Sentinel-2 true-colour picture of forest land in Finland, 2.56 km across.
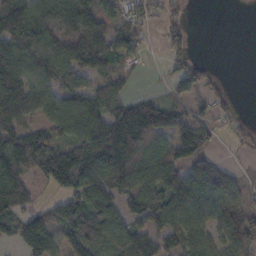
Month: October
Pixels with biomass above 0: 74%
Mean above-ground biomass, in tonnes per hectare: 86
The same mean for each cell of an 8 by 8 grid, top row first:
156 123 145 68 64 30 0 0
134 118 131 92 33 37 0 0
173 104 75 79 6 49 40 0
125 81 133 91 120 75 48 15
124 93 118 160 123 115 53 16
126 113 161 140 119 97 105 24
84 38 128 100 117 133 103 83
46 104 84 77 84 94 87 114
